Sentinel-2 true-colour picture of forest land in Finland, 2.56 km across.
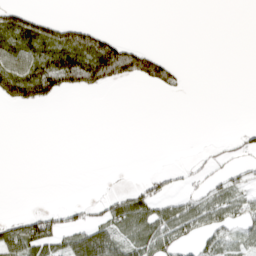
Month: April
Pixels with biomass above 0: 30%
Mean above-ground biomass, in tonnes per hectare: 26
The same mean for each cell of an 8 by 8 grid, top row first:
52 15 0 0 0 0 0 0
72 72 107 86 29 0 0 0
106 103 85 65 54 28 0 0
7 2 0 0 0 0 0 0
0 0 0 0 0 0 3 22
0 0 0 1 12 10 26 18
0 14 20 46 58 40 47 36
75 83 69 64 61 46 31 26
